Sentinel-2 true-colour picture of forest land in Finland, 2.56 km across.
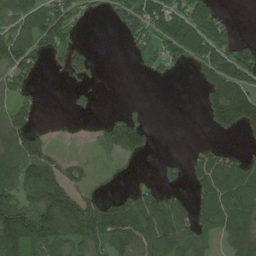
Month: June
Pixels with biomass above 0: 57%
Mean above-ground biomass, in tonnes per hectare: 78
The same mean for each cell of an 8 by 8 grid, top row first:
94 111 32 33 111 130 92 2
114 71 40 0 54 137 181 97
77 1 20 0 4 5 127 192
79 0 21 19 10 0 61 194
93 51 4 128 78 0 16 11
100 143 68 13 11 24 92 94
172 178 158 113 142 75 86 108
140 140 119 122 112 105 56 105
